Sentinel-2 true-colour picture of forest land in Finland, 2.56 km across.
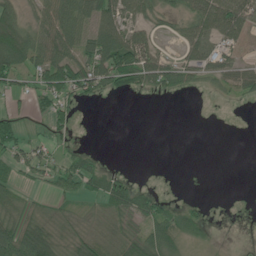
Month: June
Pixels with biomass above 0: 54%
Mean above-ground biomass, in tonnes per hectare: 37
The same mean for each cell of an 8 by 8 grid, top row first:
56 53 66 73 40 28 81 77
112 66 62 123 85 15 61 31
41 56 78 61 41 46 23 43
17 31 9 0 0 0 0 0
44 28 8 0 0 0 0 0
26 32 78 41 0 0 0 0
54 18 13 45 67 26 7 0
112 65 37 26 66 49 16 0
